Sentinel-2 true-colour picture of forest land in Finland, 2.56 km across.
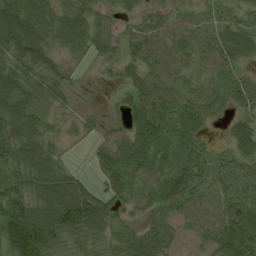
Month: August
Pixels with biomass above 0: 88%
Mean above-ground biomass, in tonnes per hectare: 53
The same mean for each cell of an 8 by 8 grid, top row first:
95 60 52 29 35 33 29 40
71 51 41 37 57 51 44 58
68 46 6 10 57 52 38 36
78 31 18 15 87 55 56 38
77 42 6 40 73 46 24 54
44 87 32 57 54 79 52 42
98 92 121 46 37 48 48 67
132 86 50 37 65 29 43 92
